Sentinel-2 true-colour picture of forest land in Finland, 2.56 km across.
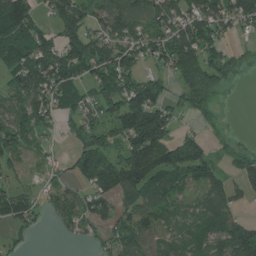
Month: July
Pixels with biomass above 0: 71%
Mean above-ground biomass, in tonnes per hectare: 85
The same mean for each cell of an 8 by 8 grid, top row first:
146 55 130 126 88 125 145 117
128 88 142 126 92 141 109 28
76 132 103 123 85 55 139 26
75 86 74 97 237 48 44 0
79 19 73 77 183 91 45 20
29 25 72 139 127 92 72 60
110 43 81 72 94 51 60 29
28 0 36 61 78 49 86 182
